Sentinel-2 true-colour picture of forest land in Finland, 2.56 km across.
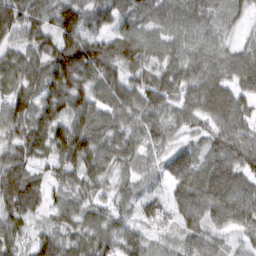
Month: March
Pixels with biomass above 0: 96%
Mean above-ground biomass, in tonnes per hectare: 76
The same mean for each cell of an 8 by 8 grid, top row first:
101 81 105 76 71 74 68 40
61 95 146 105 91 59 65 45
81 104 113 87 66 71 86 77
76 80 83 79 84 57 87 82
74 100 141 67 52 47 60 92
97 49 80 54 37 80 107 96
95 52 61 50 61 65 91 107
59 71 68 75 59 47 65 33
